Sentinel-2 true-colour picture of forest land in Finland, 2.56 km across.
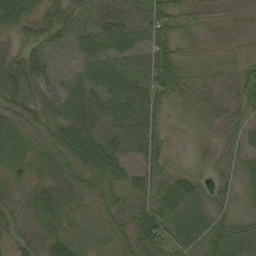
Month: September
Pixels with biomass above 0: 94%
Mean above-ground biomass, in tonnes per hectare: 38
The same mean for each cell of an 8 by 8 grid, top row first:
56 48 31 33 41 49 30 18
24 31 30 48 40 34 23 23
64 50 23 39 41 50 37 50
40 30 34 31 40 23 38 29
19 40 81 41 56 3 23 30
29 38 46 48 41 46 25 38
35 59 26 35 51 65 39 31
26 45 24 25 61 36 58 58
